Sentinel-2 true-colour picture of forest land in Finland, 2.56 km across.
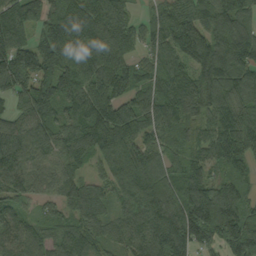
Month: September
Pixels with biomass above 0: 93%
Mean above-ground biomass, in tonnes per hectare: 133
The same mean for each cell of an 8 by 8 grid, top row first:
143 131 152 158 49 159 137 145
151 194 163 139 74 148 159 156
144 127 135 128 108 137 152 150
92 131 138 153 141 126 114 127
147 121 150 184 111 92 116 204
117 103 81 110 164 116 75 106
91 66 135 78 185 187 238 166
114 90 127 87 123 181 109 207
